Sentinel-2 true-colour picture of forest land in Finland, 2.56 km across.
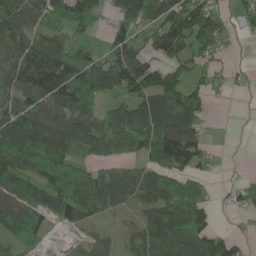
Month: May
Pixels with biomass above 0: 72%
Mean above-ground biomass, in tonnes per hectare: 85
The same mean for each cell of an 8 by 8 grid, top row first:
92 75 121 43 102 135 121 51
84 154 83 97 87 128 78 3
114 191 162 144 157 84 51 11
144 114 127 59 80 128 34 0
152 153 84 56 74 163 36 0
113 117 105 85 91 49 14 11
115 95 108 58 72 89 46 29
53 24 21 25 80 137 108 32
